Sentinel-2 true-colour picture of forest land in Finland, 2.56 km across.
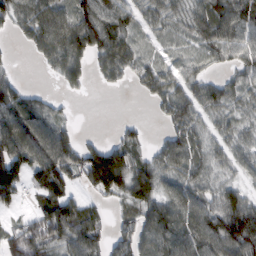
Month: February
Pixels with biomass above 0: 76%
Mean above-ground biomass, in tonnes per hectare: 65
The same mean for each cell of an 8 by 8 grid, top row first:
71 89 77 92 45 49 95 95
9 73 79 93 34 29 60 72
34 7 34 32 61 55 44 50
109 63 2 0 1 72 51 43
116 127 49 52 28 70 48 48
122 110 66 140 77 63 49 32
33 77 71 24 76 84 78 98
84 95 91 54 80 96 102 109
